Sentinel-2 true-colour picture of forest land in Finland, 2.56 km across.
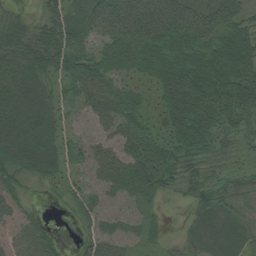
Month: August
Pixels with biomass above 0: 90%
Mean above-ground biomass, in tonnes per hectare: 57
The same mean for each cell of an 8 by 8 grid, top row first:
35 60 60 87 83 86 76 64
82 85 61 47 91 70 71 86
74 52 72 38 36 94 112 96
82 66 26 50 36 83 90 87
88 69 32 42 60 67 63 41
61 50 23 57 79 73 55 34
29 5 46 26 29 5 59 47
33 32 29 45 29 22 54 46
